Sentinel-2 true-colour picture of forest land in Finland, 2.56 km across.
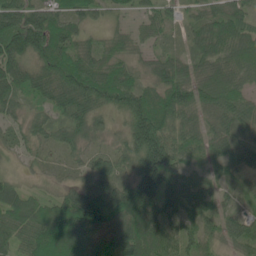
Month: June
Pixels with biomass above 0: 94%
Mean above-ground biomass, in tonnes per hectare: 70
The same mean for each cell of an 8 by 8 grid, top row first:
112 90 65 34 37 34 53 57
120 115 64 45 31 24 75 85
89 101 124 93 43 87 73 62
43 49 76 68 120 100 57 68
37 39 55 37 149 80 53 47
24 24 30 75 149 69 22 37
73 65 144 101 109 86 40 30
65 99 88 76 107 80 44 45
